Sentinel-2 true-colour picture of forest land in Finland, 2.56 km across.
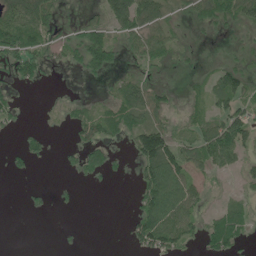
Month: June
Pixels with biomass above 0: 50%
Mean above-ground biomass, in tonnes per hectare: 36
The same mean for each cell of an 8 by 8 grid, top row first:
81 55 7 64 76 15 56 57
83 42 60 63 67 31 1 10
37 10 10 17 34 2 27 61
28 2 25 48 64 12 35 52
8 19 42 28 107 61 83 67
9 0 23 15 62 93 23 19
0 9 7 0 57 81 16 32
0 0 4 0 60 60 44 36
